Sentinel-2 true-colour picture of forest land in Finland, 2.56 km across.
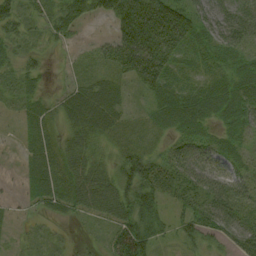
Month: August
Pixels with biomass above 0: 82%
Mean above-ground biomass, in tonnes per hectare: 41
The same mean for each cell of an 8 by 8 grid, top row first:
46 33 47 60 127 84 66 48
25 14 12 48 109 62 26 49
28 10 22 30 56 23 19 38
13 22 60 47 14 45 43 65
7 35 39 19 21 39 41 25
9 56 50 36 91 54 83 40
8 28 35 51 65 21 60 46
7 16 6 41 72 23 28 51
